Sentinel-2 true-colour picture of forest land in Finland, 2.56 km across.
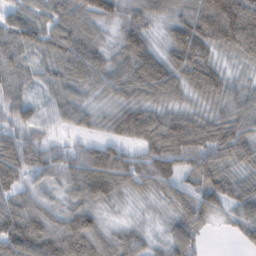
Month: February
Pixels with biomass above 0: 94%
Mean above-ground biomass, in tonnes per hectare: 73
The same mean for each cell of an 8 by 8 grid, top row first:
53 52 75 63 66 59 120 135
69 62 80 43 94 93 81 86
52 45 68 73 118 90 105 35
62 42 59 54 87 64 58 77
84 57 44 73 89 122 115 107
74 53 92 119 85 83 96 58
73 58 72 26 15 65 71 72
110 98 105 53 36 86 17 37
